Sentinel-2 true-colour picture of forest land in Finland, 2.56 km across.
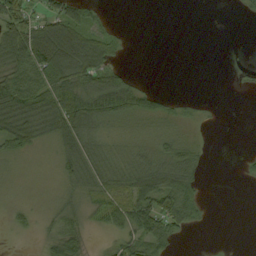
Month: September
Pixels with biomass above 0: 59%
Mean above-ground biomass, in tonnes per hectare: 30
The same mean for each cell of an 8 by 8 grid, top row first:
76 47 48 5 0 0 0 5
73 98 77 27 0 0 0 0
62 66 63 61 5 0 0 2
65 67 81 72 42 15 3 0
36 14 52 22 16 32 3 0
7 4 38 37 63 73 6 4
12 12 24 54 75 81 9 0
4 22 27 18 58 27 0 0
